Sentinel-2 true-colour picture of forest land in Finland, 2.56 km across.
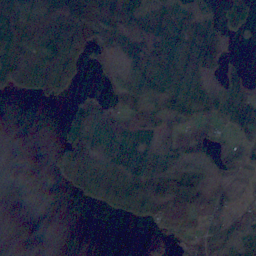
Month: November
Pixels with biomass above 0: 60%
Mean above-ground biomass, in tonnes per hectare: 58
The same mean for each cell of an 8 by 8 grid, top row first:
110 116 157 103 77 80 83 81
127 139 120 42 98 86 164 5
127 119 31 22 83 96 61 42
0 0 67 59 52 58 72 67
0 3 103 71 52 62 57 47
0 12 67 77 72 65 31 13
0 0 6 41 73 94 49 23
0 0 0 0 18 29 66 46
